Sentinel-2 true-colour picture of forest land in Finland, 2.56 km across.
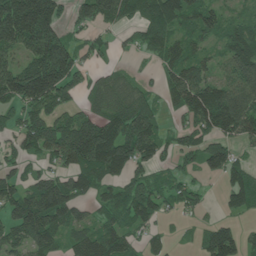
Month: June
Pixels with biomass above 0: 75%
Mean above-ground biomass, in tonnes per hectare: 90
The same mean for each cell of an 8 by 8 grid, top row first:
188 144 59 95 94 116 69 36
93 206 51 28 55 78 39 112
140 218 74 62 19 92 87 131
60 107 68 101 131 39 156 153
59 119 196 182 154 57 94 57
59 61 114 90 69 43 39 74
104 165 66 77 111 38 22 69
79 93 73 99 44 12 70 59
